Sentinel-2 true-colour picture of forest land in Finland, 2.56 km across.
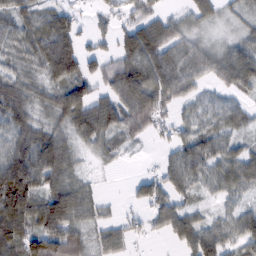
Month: February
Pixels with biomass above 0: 80%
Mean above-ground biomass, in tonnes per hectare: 63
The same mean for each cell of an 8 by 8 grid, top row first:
69 69 30 42 53 34 50 36
58 100 68 38 131 38 48 66
59 62 90 63 134 93 44 87
87 48 95 90 103 38 48 42
77 77 41 40 14 53 72 28
149 84 34 3 32 70 55 83
130 85 63 2 42 76 21 46
96 90 55 57 25 45 87 75
